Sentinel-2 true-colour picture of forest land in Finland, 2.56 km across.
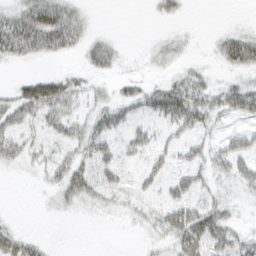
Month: March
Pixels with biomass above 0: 51%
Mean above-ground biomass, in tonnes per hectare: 22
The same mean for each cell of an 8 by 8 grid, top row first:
31 60 21 0 1 9 0 1
43 40 22 18 3 11 3 42
8 35 18 10 11 22 14 13
42 44 22 26 19 51 37 39
36 16 35 25 21 27 21 24
2 20 52 30 22 26 19 31
0 5 16 10 11 46 30 6
20 3 0 0 5 33 47 26
